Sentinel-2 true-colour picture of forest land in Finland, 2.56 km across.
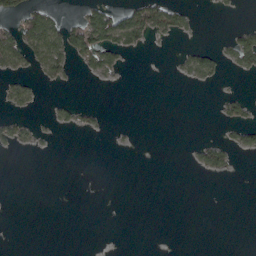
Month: April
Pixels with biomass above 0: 16%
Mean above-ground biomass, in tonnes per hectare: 13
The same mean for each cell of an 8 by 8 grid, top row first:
34 41 22 57 61 40 1 2
61 76 64 53 14 4 13 59
23 19 5 11 0 7 25 5
14 5 19 1 0 0 0 22
25 2 0 2 0 0 25 23
0 0 0 0 0 0 12 1
0 0 0 0 0 0 0 0
0 0 0 0 0 0 0 0
